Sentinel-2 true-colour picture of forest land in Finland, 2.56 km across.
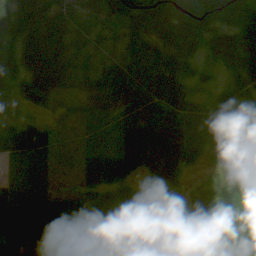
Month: July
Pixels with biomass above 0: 88%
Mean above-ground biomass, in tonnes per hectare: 45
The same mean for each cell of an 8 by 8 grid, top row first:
68 87 37 60 79 81 80 48
69 90 48 40 39 44 34 55
59 77 50 71 63 62 18 61
16 17 16 35 72 63 49 44
43 23 6 13 45 59 53 49
17 10 11 32 29 28 12 23
34 23 29 35 48 18 75 65
20 25 50 46 65 60 61 54
